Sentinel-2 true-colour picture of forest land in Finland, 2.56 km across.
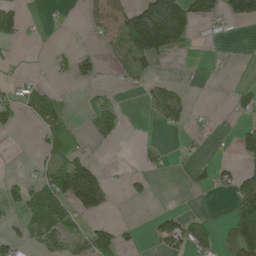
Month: May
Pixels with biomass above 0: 32%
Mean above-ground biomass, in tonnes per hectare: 40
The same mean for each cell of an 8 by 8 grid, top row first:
78 6 4 47 136 138 67 90
10 4 8 18 168 56 3 0
17 9 29 6 31 13 3 1
46 70 7 56 8 61 4 12
0 57 37 14 9 5 5 50
5 52 177 10 22 2 28 47
26 117 86 18 1 6 1 122
31 54 46 83 7 75 37 129
